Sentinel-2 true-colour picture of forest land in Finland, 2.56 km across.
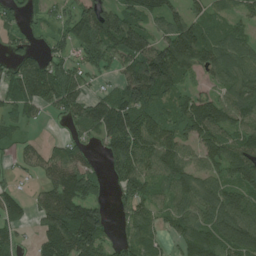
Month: July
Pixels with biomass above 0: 80%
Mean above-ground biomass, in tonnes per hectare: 76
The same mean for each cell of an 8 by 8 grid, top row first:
33 24 94 96 86 63 71 49
34 29 59 85 107 145 110 77
79 121 54 24 146 99 36 97
43 27 69 110 93 70 111 90
38 25 38 81 114 97 92 87
18 63 116 41 85 101 64 110
56 85 131 31 62 71 94 119
42 85 136 38 75 43 95 132
